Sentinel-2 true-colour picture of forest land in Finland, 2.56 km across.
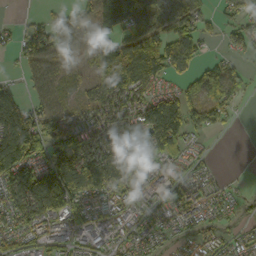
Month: October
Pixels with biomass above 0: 76%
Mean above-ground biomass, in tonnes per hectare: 75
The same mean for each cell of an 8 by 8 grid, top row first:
5 24 40 148 140 86 27 74
45 84 41 83 114 92 15 47
16 67 30 121 123 38 68 49
109 75 57 137 125 138 80 10
168 99 130 159 140 102 10 0
116 110 186 146 87 46 32 3
107 131 77 68 46 60 60 18
72 58 42 47 51 29 43 42
